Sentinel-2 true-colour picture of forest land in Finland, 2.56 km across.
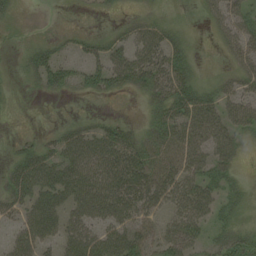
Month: August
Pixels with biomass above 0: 62%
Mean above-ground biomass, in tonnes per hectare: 26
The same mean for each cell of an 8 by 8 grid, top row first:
9 0 1 4 8 2 12 25
5 20 17 26 36 26 0 24
2 38 23 36 34 42 8 22
1 0 3 3 8 44 42 32
11 19 44 46 27 38 40 17
40 48 50 55 44 42 37 10
31 44 36 44 37 34 32 14
31 29 45 39 34 44 22 32
